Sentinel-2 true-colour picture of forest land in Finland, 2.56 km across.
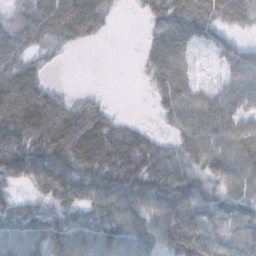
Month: October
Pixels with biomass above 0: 81%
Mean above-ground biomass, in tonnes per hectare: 57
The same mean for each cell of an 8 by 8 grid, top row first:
36 72 90 17 23 67 67 56
54 29 12 0 27 75 21 32
82 19 0 0 13 76 9 59
98 91 66 22 0 61 66 54
64 89 100 92 55 35 68 75
56 83 73 79 73 63 53 69
40 46 62 82 74 89 62 54
67 96 74 76 63 89 76 62
